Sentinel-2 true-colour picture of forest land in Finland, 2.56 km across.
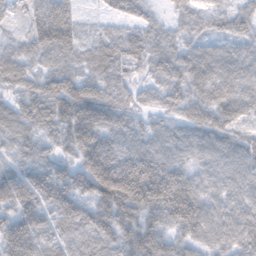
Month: November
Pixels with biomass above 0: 96%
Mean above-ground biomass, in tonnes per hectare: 90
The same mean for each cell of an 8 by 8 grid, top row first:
44 122 41 41 46 34 44 55
49 107 61 74 73 59 50 48
74 81 88 71 37 78 91 82
66 97 154 102 49 61 74 68
68 54 162 98 73 74 78 59
106 131 132 220 185 115 72 77
127 130 141 175 143 162 83 76
165 87 86 106 145 76 67 79
